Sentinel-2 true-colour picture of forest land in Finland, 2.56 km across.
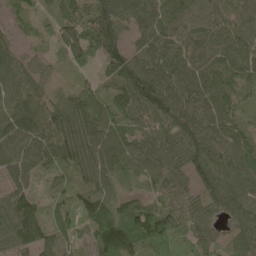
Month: May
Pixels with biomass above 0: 95%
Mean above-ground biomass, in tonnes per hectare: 78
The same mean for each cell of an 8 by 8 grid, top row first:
22 27 53 111 92 96 76 80
45 21 84 94 64 85 83 93
81 49 21 53 116 96 89 73
111 100 100 70 97 99 91 48
99 107 137 102 84 88 98 93
68 39 64 66 68 84 96 109
99 36 61 58 69 70 69 92
81 70 51 116 119 51 55 69
